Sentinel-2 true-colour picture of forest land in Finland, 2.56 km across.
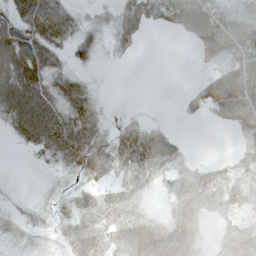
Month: May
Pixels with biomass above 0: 72%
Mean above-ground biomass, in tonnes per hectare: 49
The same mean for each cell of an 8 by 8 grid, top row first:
56 98 26 31 87 79 97 51
81 71 53 26 8 0 71 82
106 57 34 1 0 0 39 96
103 99 79 5 7 10 56 104
21 74 86 60 109 47 0 26
3 12 38 41 60 42 45 50
12 19 50 52 25 62 44 52
12 14 78 50 96 86 16 65
